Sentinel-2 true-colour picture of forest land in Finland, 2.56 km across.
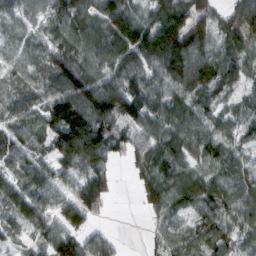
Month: February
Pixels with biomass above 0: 87%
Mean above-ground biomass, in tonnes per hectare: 80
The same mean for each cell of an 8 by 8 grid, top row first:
49 54 86 117 68 107 64 104
57 60 95 116 146 179 108 63
51 73 123 91 103 117 127 66
75 76 124 135 112 84 49 44
76 58 174 93 70 85 87 48
58 63 71 43 72 85 76 75
68 79 106 20 47 64 69 88
28 76 80 47 15 66 67 63
